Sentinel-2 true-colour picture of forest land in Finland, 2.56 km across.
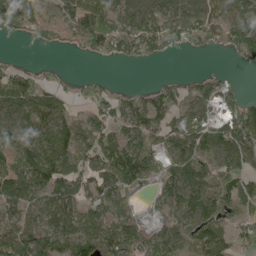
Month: May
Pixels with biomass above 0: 74%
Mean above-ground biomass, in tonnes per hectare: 65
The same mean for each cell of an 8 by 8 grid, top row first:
84 37 78 58 86 75 96 75
0 17 39 74 73 46 46 77
84 21 15 10 0 26 67 12
76 90 24 62 93 78 79 107
83 103 86 86 72 74 87 117
69 96 61 86 63 96 73 72
46 71 68 68 6 63 93 36
73 79 104 84 54 58 88 44
